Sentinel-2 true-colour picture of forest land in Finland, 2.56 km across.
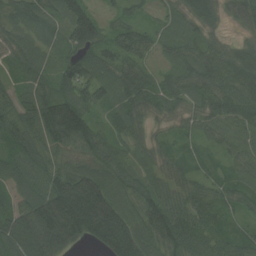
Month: August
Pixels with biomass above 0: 95%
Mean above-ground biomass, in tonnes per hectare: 73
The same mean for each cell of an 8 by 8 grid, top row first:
52 59 98 28 25 41 62 51
65 46 88 61 57 45 56 50
36 57 95 84 61 53 78 85
77 112 112 50 66 38 65 93
75 85 88 72 47 30 31 63
72 90 114 75 51 51 38 37
71 148 199 138 94 79 61 39
116 144 75 149 90 103 71 48
